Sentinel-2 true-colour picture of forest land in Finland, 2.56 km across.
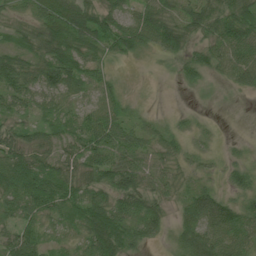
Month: July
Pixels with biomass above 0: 87%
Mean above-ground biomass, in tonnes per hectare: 51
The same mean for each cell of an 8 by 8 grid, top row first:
26 72 86 54 63 58 74 78
46 75 75 55 48 68 53 72
76 71 58 27 2 19 21 45
41 43 41 56 14 8 4 0
56 38 58 69 45 34 14 7
78 70 63 76 56 34 18 40
54 59 75 75 73 33 97 58
54 29 36 92 51 39 82 67
